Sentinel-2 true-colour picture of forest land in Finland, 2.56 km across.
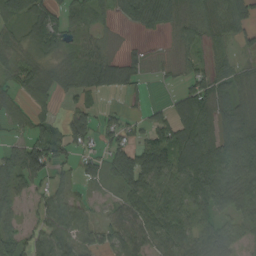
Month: August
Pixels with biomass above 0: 77%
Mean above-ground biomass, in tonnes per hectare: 59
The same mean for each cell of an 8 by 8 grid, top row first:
39 58 46 25 79 46 59 69
48 45 64 19 14 20 35 29
50 52 87 78 21 14 61 57
33 28 57 18 17 65 84 89
42 106 50 56 65 105 90 122
84 64 32 55 121 87 113 82
36 66 46 29 88 80 79 62
62 80 73 57 66 73 74 50
